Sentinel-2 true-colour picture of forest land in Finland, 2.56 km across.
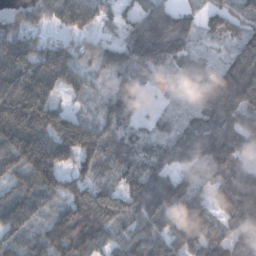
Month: December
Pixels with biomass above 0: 89%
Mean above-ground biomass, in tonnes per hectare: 121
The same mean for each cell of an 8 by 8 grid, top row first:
102 126 220 70 138 165 90 108
204 140 94 117 205 164 33 99
261 232 97 54 44 60 92 185
250 162 45 88 23 38 122 127
204 187 221 130 83 112 138 103
97 161 93 88 123 69 48 102
145 80 132 117 112 115 72 153
101 127 163 78 108 91 107 115
